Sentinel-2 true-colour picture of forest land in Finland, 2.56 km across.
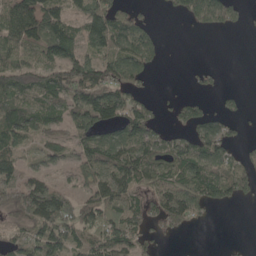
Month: May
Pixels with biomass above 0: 66%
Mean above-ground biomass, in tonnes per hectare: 69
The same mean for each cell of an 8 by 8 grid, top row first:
102 114 79 139 24 29 121 28
88 106 68 98 81 0 0 0
97 81 125 106 48 0 12 0
112 86 107 105 72 39 35 16
69 50 60 101 110 72 104 28
75 43 55 102 95 83 115 91
144 115 66 96 70 108 51 10
55 116 67 101 41 9 0 1
